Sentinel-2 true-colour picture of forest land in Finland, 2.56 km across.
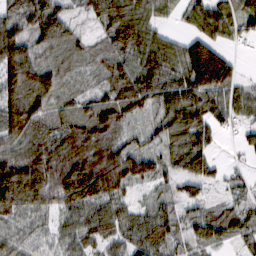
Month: February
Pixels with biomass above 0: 89%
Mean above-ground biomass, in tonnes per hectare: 85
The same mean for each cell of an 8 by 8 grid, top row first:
91 141 26 104 85 36 110 82
135 58 48 82 115 68 113 22
141 83 28 77 119 103 165 44
145 78 69 119 55 116 94 62
81 125 136 109 43 86 60 30
169 149 192 135 88 62 55 30
111 76 101 84 44 49 41 46
69 47 66 71 91 53 64 49
